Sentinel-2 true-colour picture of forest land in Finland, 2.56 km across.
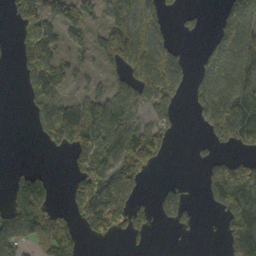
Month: October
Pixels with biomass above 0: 54%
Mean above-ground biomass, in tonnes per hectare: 74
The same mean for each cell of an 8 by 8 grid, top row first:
79 111 82 107 114 17 6 96
47 107 42 145 158 74 47 123
14 148 25 51 161 104 81 98
0 73 101 116 59 35 103 102
0 44 108 105 144 10 14 46
46 43 98 106 64 9 53 121
126 90 91 141 40 90 21 121
132 58 37 28 16 3 1 100
